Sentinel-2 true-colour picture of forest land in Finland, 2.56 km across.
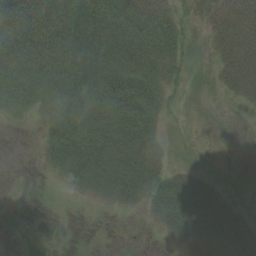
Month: August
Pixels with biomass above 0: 67%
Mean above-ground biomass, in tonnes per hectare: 41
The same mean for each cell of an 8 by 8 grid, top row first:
93 88 91 83 90 33 43 88
76 83 81 77 77 37 21 93
65 62 74 61 52 21 9 72
18 26 45 64 58 6 3 12
0 29 55 60 60 5 2 1
0 5 39 56 62 36 16 3
3 2 2 13 24 67 67 23
10 26 2 0 1 31 72 64
